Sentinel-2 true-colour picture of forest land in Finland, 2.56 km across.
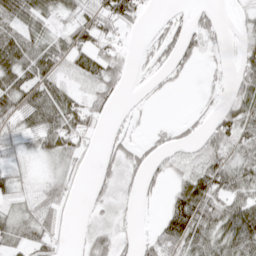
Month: April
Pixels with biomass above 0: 64%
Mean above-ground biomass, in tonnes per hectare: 39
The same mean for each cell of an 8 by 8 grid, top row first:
77 40 42 65 19 15 20 14
82 55 56 25 13 45 20 20
70 62 46 45 8 11 8 36
63 75 63 11 4 0 16 60
28 57 36 27 21 33 44 64
27 20 14 25 31 32 85 77
28 45 2 18 5 62 88 71
46 45 10 37 20 76 71 90
